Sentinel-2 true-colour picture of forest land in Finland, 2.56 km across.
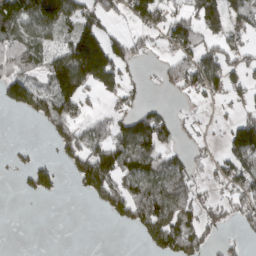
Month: March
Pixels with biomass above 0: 53%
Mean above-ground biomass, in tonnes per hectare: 69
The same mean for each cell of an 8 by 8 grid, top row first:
114 144 79 58 91 64 113 72
114 61 197 112 21 63 56 67
113 103 182 102 14 58 111 48
34 96 53 40 57 13 8 34
7 12 108 123 131 34 16 144
13 62 92 128 96 105 23 98
0 0 0 89 147 117 57 76
0 0 0 0 42 120 53 22
